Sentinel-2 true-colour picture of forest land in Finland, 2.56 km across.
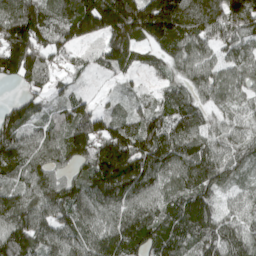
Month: April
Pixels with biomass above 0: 92%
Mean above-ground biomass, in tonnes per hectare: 119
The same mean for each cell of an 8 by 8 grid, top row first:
181 136 202 243 238 207 162 169
240 142 58 149 78 107 82 109
111 95 33 32 30 71 99 81
89 54 95 52 73 123 77 64
130 106 155 197 138 130 109 93
94 109 100 207 150 116 128 65
127 122 117 122 118 122 112 83
161 111 107 140 149 116 108 114
